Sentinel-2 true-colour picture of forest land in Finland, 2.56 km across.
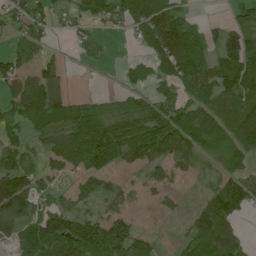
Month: June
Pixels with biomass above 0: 74%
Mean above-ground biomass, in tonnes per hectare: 75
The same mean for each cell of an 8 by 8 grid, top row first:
59 60 55 71 121 99 8 43
49 38 27 7 63 169 91 137
106 110 1 1 49 90 102 137
80 121 70 44 64 85 77 97
60 60 113 123 118 102 80 96
126 47 44 44 38 45 20 76
134 47 43 42 16 24 85 82
59 153 187 120 52 25 123 77
